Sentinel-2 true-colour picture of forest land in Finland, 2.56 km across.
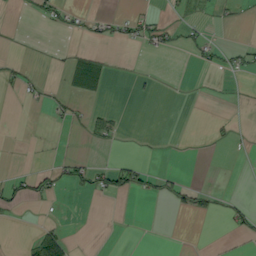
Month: September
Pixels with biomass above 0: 12%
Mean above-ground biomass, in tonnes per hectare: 7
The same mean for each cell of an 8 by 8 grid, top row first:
2 17 9 11 18 6 5 4
1 1 5 4 12 11 19 13
12 4 24 4 5 0 1 2
0 9 8 11 0 0 0 1
0 0 2 6 1 0 3 3
15 21 25 37 20 10 0 0
15 1 0 0 0 13 14 17
1 50 1 0 0 0 1 6
